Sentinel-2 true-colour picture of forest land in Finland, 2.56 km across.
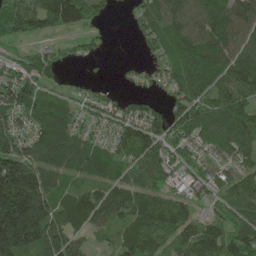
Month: May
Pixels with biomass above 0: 84%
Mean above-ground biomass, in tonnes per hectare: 114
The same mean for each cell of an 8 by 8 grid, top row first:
197 160 142 22 82 103 128 129
40 48 30 5 35 134 140 108
125 82 18 7 25 127 162 145
114 139 55 75 80 86 133 150
113 153 120 97 138 93 98 130
295 127 81 89 114 53 74 84
360 168 133 124 143 100 42 100
330 234 66 49 147 105 146 137
